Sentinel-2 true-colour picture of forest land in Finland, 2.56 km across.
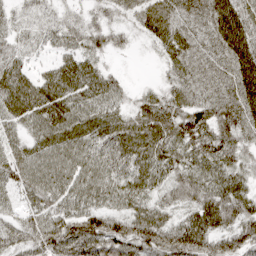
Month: April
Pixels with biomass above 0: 94%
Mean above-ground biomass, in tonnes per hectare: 69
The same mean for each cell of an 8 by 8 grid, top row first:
31 30 29 33 70 75 76 92
41 32 57 36 10 77 53 101
78 63 83 44 5 49 51 88
73 91 77 65 63 72 75 77
46 81 88 90 91 77 88 66
65 100 107 90 74 67 68 61
36 66 76 62 58 51 99 84
59 89 116 92 96 104 86 81
